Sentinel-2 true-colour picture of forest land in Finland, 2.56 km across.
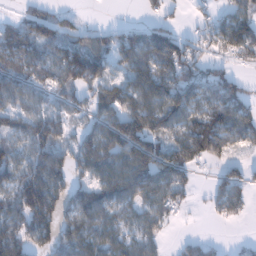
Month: January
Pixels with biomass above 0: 73%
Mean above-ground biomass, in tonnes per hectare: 80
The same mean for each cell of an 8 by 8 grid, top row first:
22 60 19 0 19 15 35 97
66 78 91 94 153 124 53 111
70 64 110 72 130 121 96 45
91 73 56 99 140 114 100 91
71 136 73 115 129 91 127 58
99 149 59 104 118 91 12 59
104 158 104 82 82 48 19 50
134 93 88 76 73 11 15 7
